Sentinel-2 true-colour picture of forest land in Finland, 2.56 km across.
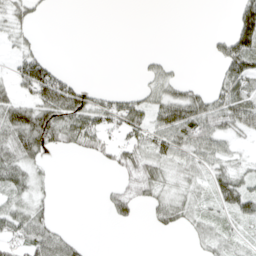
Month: April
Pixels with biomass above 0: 51%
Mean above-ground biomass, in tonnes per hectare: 36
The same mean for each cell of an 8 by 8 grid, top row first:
33 6 0 0 0 0 0 64
19 5 0 0 0 0 10 78
56 124 18 0 14 28 8 73
80 94 87 65 52 72 74 88
83 72 52 39 55 78 58 13
56 10 0 10 60 23 39 37
41 21 0 41 20 46 20 54
60 76 17 0 0 1 33 21
